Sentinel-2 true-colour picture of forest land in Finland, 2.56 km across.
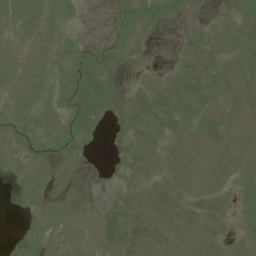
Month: July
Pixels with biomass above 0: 54%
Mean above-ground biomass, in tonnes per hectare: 4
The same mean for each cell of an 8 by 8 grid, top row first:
10 4 1 2 3 2 1 1
5 4 4 4 2 1 6 3
7 3 7 3 2 2 8 6
6 4 8 2 7 10 7 3
3 4 3 0 9 4 4 4
7 6 2 0 4 4 6 5
3 6 6 2 1 4 3 5
4 12 10 5 3 4 6 3
